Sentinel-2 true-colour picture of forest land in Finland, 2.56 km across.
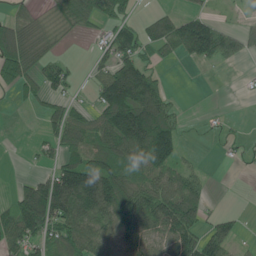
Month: June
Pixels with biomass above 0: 61%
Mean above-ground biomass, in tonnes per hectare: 66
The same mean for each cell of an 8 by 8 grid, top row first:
52 38 95 67 17 50 46 7
137 47 1 66 54 62 105 46
86 56 10 115 110 0 0 3
3 48 50 157 181 21 4 2
0 36 80 115 197 106 2 20
9 53 181 133 84 60 8 3
92 148 134 124 117 148 30 4
80 67 98 60 75 123 96 26
